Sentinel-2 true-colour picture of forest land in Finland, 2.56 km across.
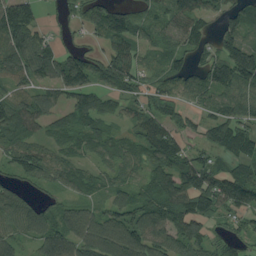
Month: August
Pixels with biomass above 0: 83%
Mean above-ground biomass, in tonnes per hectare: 78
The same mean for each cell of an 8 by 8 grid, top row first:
152 14 54 132 63 84 54 81
106 68 44 77 42 63 59 134
63 66 89 85 59 67 96 132
111 55 87 38 62 59 49 76
84 48 62 66 81 85 64 114
52 59 68 53 63 129 93 112
81 53 60 74 96 110 99 91
62 79 100 143 117 91 65 40
